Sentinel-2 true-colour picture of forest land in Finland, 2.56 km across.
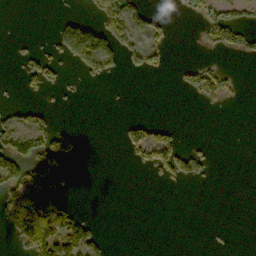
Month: October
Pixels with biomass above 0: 22%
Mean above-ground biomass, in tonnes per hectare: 32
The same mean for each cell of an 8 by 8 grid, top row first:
0 1 25 62 56 5 46 30
9 25 159 86 68 2 27 48
15 61 23 19 5 12 88 11
30 27 2 1 0 0 3 0
75 89 21 1 112 57 9 0
97 62 0 0 6 65 18 0
98 106 13 0 0 0 0 0
45 142 105 5 0 0 4 0
